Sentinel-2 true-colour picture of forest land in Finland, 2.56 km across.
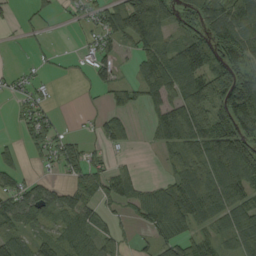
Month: August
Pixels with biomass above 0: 67%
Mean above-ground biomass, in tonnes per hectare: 69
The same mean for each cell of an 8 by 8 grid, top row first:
11 20 25 90 200 71 107 94
2 10 12 46 88 72 122 97
20 13 8 45 103 116 129 110
19 33 5 44 34 105 97 137
29 56 48 36 11 93 118 137
53 18 76 68 11 61 101 121
92 85 97 38 89 142 99 101
74 53 87 74 20 96 71 80
